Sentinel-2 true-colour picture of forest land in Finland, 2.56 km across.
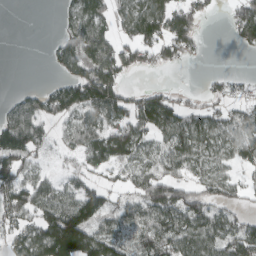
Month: March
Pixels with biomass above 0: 66%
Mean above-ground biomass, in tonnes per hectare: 71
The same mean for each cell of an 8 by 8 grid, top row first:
0 0 86 62 103 97 21 80
0 23 101 91 83 82 5 26
0 12 120 116 2 1 16 18
75 78 91 92 118 90 60 60
163 42 70 103 60 87 68 83
116 40 60 34 70 61 75 39
117 110 145 65 89 105 80 39
73 183 92 101 72 91 85 108
